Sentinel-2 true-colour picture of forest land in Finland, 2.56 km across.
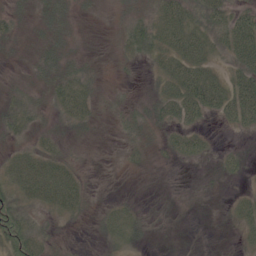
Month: June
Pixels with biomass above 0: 64%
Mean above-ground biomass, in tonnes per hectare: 22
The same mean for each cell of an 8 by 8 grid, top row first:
16 19 9 8 22 48 38 31
8 20 8 9 40 50 37 54
5 24 33 4 5 52 52 45
29 15 34 10 17 42 33 57
17 20 6 4 17 28 18 6
37 54 19 5 3 0 2 13
39 28 21 18 5 1 0 24
61 17 1 25 9 0 0 11
